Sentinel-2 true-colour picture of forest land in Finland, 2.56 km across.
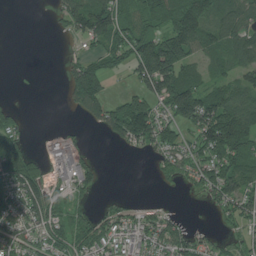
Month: July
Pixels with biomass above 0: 63%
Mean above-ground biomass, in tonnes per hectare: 78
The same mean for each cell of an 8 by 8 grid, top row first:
0 10 147 135 76 144 119 117
0 0 23 99 127 165 76 98
0 0 156 37 111 147 50 65
34 0 58 107 154 139 151 149
107 43 37 25 74 76 133 157
161 87 96 0 0 48 96 116
92 126 28 36 41 6 17 78
83 85 71 81 101 99 38 35
